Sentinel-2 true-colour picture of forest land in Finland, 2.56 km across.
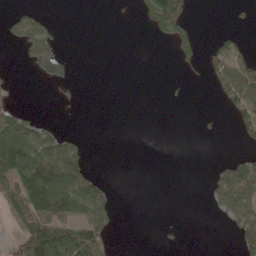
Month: May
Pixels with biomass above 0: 28%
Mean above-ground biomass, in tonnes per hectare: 35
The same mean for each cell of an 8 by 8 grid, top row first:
61 19 0 1 28 114 0 6
16 81 0 0 0 45 16 23
8 57 8 0 0 4 17 94
39 0 2 0 0 0 2 45
139 80 29 0 0 0 0 12
98 155 98 2 0 0 11 121
66 126 99 38 0 0 9 80
36 124 111 38 0 5 0 42
